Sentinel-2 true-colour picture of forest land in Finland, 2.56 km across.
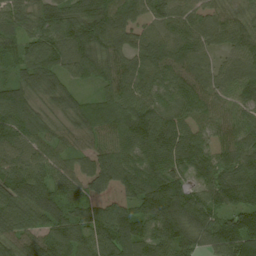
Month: August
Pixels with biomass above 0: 97%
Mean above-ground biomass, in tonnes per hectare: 89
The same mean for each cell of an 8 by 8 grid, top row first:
74 74 98 108 66 86 66 57
64 95 103 90 90 89 60 71
64 92 66 86 87 85 77 91
111 49 80 92 104 81 69 66
88 76 51 87 107 106 64 93
107 94 73 107 118 85 77 107
104 100 70 84 115 137 112 105
81 105 98 134 106 105 75 147
